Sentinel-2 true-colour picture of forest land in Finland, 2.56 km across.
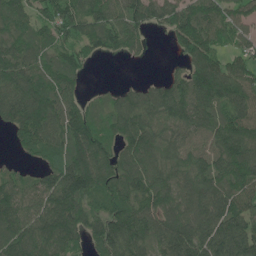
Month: June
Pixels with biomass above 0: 87%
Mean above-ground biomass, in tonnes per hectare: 120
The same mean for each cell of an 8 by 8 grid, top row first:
108 107 126 124 113 143 121 102
119 90 93 77 39 52 128 75
165 114 66 5 25 75 173 130
142 159 107 92 129 127 117 122
42 119 160 96 153 109 113 156
67 101 206 150 149 120 137 146
120 131 143 128 143 116 144 134
134 132 87 175 123 160 195 208
